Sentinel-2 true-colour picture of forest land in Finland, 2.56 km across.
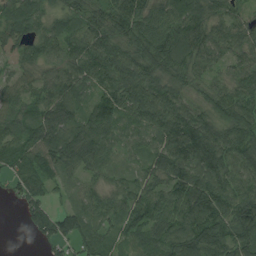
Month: August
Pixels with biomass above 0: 93%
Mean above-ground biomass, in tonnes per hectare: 81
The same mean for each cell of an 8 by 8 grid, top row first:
85 55 67 85 85 96 81 51
93 69 76 98 98 124 82 67
48 59 89 98 115 83 51 79
65 85 66 104 110 118 75 95
72 98 113 62 47 98 122 102
68 81 53 38 49 107 105 86
15 74 58 67 98 103 115 110
0 59 71 47 70 116 127 96
